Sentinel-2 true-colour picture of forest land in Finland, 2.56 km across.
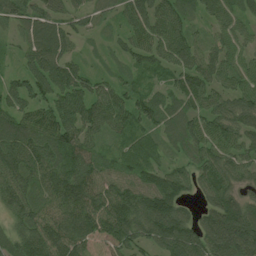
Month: July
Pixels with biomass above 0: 91%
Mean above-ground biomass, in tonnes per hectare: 73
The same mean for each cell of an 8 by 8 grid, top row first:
71 63 41 32 75 69 40 48
27 100 19 22 67 92 47 47
38 96 65 39 31 48 65 61
64 64 85 77 80 66 65 81
93 85 86 28 54 48 72 60
98 93 105 62 74 70 67 56
86 86 125 136 115 94 66 97
77 126 116 117 71 110 101 124
